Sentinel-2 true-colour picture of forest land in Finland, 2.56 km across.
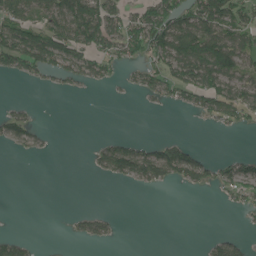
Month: June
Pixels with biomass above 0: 40%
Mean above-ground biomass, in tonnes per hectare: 41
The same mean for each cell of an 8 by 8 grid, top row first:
98 74 133 77 68 92 104 65
120 117 87 54 74 124 136 92
14 24 45 23 43 62 79 75
28 0 0 0 4 9 55 62
30 9 0 41 32 63 1 0
0 0 0 43 73 62 46 66
0 0 6 4 0 0 0 23
45 0 19 17 0 0 14 23
